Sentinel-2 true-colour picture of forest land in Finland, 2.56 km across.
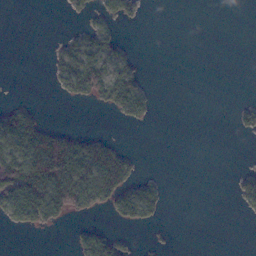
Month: November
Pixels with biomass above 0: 27%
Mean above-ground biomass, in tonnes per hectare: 21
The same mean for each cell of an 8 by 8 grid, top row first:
0 0 14 29 3 0 0 0
0 4 43 30 0 0 0 0
0 7 77 60 14 0 0 0
34 2 0 21 26 0 0 18
68 65 45 19 0 0 0 0
141 94 67 59 13 0 0 23
71 94 42 34 56 0 0 14
0 0 30 36 3 1 0 0
